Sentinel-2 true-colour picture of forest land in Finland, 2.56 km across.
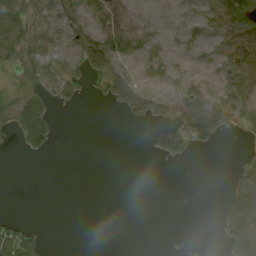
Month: August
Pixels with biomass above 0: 34%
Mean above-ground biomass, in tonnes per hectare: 20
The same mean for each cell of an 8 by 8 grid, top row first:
47 33 27 51 7 4 13 47
37 32 32 44 15 5 8 56
8 27 16 34 6 10 11 63
33 31 1 3 41 39 84 37
12 20 0 0 4 51 20 3
0 0 0 0 0 0 0 34
0 0 0 0 0 0 0 72
61 5 0 0 0 6 3 68
